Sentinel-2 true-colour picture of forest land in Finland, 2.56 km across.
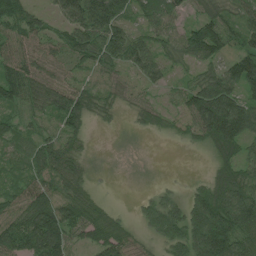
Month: July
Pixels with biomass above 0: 83%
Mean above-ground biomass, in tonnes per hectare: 69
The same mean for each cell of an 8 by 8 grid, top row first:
81 32 114 112 57 61 67 55
68 54 85 96 82 62 137 54
103 74 43 35 46 29 81 123
43 49 95 23 42 39 151 134
52 66 45 2 2 9 57 90
45 69 57 3 2 2 32 89
60 119 94 27 42 73 152 157
99 124 40 102 26 98 188 96
